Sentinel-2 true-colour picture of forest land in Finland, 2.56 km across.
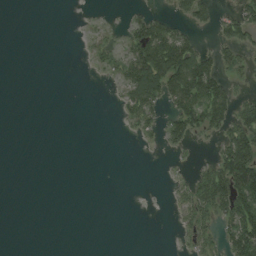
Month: August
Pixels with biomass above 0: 30%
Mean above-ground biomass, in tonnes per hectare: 32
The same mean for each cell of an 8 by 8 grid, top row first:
0 0 2 3 31 35 35 53
0 0 3 20 112 135 24 59
0 0 0 12 138 127 126 23
0 0 0 2 70 73 119 66
0 0 0 0 7 31 9 114
0 0 0 0 0 8 71 162
0 0 0 0 0 23 76 119
0 0 0 0 0 7 37 116
